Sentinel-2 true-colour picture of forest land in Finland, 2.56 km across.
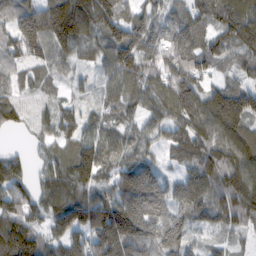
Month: February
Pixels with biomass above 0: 92%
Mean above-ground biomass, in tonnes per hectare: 102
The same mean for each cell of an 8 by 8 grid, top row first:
116 181 155 115 90 71 93 138
102 120 74 123 122 111 94 86
50 56 32 76 98 134 64 54
94 69 56 65 73 114 137 142
10 64 112 92 64 90 115 135
97 82 138 83 123 55 125 134
121 96 157 144 149 96 111 122
209 100 107 179 122 117 36 29
